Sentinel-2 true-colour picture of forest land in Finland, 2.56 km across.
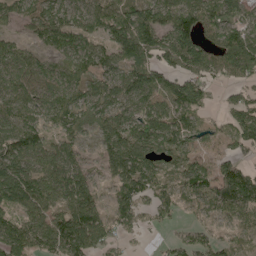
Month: May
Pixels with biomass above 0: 82%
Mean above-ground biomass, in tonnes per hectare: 72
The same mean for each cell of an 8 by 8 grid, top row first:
52 78 53 82 83 101 81 60
41 38 69 75 99 120 68 114
75 65 56 65 72 65 55 48
81 71 71 77 75 84 26 80
100 62 43 76 98 82 25 44
118 83 70 56 95 56 77 109
86 85 124 57 52 39 70 115
105 97 138 55 8 35 46 24
